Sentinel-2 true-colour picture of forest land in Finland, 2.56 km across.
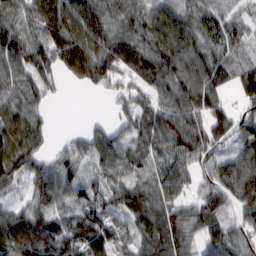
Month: February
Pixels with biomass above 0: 88%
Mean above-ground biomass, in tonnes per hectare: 80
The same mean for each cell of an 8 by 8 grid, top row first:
78 127 122 85 85 82 71 40
95 112 136 102 82 100 83 54
78 61 71 68 66 117 112 76
75 30 0 20 74 108 95 51
107 31 42 70 70 91 93 80
66 79 52 63 61 71 64 138
43 71 75 71 121 68 75 79
135 131 109 112 68 109 64 64
